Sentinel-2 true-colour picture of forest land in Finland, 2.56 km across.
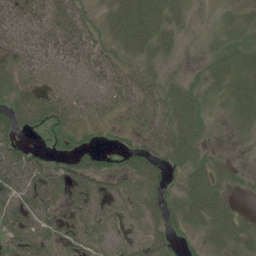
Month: June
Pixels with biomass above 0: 82%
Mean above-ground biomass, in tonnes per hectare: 41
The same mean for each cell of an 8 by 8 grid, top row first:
48 52 48 41 74 29 5 19
49 49 60 33 44 20 16 33
43 30 25 49 35 24 37 36
65 79 31 31 51 51 32 31
45 40 39 15 33 67 23 8
80 67 76 52 58 21 57 19
57 57 33 28 54 39 68 14
45 46 39 28 51 37 31 49
